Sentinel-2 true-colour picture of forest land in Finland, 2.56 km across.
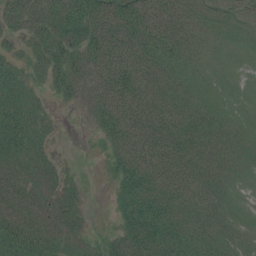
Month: July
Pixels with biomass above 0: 89%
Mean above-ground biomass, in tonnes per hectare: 49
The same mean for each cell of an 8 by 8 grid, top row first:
53 75 76 73 65 47 31 27
19 62 62 73 67 53 27 27
44 39 61 76 63 48 29 20
60 20 16 69 71 65 42 26
58 28 1 41 63 68 53 31
46 46 15 21 73 69 60 28
62 49 34 16 72 70 64 26
80 58 37 40 79 71 60 35
